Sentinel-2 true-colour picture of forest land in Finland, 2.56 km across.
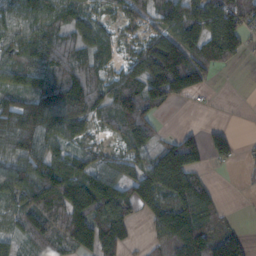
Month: November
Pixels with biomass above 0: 76%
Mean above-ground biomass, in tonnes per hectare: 88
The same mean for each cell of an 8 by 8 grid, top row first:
93 100 84 38 52 131 149 129
117 139 77 43 79 81 124 64
102 118 91 63 138 168 35 0
128 144 77 79 101 8 14 6
116 103 49 27 79 103 86 32
125 140 126 96 118 194 27 5
80 94 153 121 63 120 85 2
53 100 101 120 23 108 146 91
